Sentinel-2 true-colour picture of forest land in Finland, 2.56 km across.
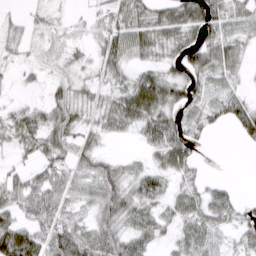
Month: March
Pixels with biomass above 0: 75%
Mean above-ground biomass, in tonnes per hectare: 36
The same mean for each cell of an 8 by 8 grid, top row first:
20 20 8 48 38 53 65 43
23 28 13 52 36 32 40 26
7 22 18 25 46 38 38 16
21 40 30 50 72 37 35 51
29 46 41 7 23 55 7 14
30 51 34 40 36 34 11 1
53 64 22 45 39 33 52 25
82 66 67 52 39 22 44 25
